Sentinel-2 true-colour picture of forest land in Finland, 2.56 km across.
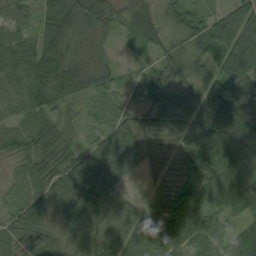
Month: August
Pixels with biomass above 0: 92%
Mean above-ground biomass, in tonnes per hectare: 73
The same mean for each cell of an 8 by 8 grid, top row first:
42 59 76 43 66 44 46 101
90 93 42 14 32 43 58 132
84 116 74 33 44 60 68 138
57 61 17 43 57 82 109 95
52 79 31 91 68 71 150 118
34 78 94 74 28 69 140 137
48 72 95 52 36 114 83 91
59 63 69 65 87 104 88 98
